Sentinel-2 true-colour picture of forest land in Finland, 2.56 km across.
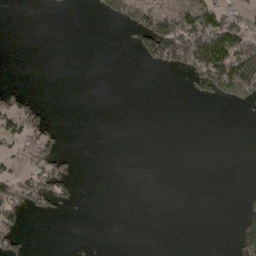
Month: May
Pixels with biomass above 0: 20%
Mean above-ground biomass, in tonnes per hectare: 26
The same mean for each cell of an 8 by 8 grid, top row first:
0 1 0 48 84 96 84 38
0 0 0 0 52 149 166 113
2 0 0 0 0 0 84 165
68 17 0 0 0 0 0 3
36 53 0 0 0 0 0 0
53 84 12 0 0 0 0 0
72 40 8 0 0 0 0 10
36 0 3 0 0 0 0 66
